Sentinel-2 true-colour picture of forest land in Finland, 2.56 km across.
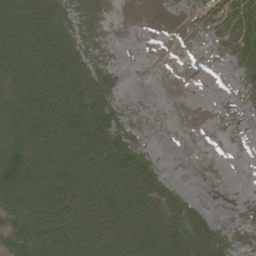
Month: June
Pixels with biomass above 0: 69%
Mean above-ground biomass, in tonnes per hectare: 66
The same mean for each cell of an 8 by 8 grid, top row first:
103 119 77 11 7 12 35 87
131 143 98 16 0 1 8 72
104 145 128 46 0 0 0 36
77 135 135 74 5 0 0 10
73 106 132 121 39 0 0 0
92 105 108 113 104 10 0 0
65 94 118 113 120 90 15 2
65 108 125 118 132 125 98 18
